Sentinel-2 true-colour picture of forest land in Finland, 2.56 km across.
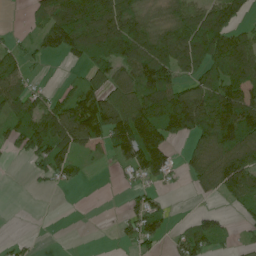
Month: June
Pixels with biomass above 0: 61%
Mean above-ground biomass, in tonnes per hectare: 85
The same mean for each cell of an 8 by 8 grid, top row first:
1 101 189 159 70 91 145 73
39 65 120 159 137 164 169 147
83 6 38 89 127 98 107 147
86 103 148 139 161 188 196 178
52 148 90 95 219 47 141 147
0 46 22 6 75 31 104 144
0 0 0 1 80 7 13 35
12 0 0 6 72 41 96 14
